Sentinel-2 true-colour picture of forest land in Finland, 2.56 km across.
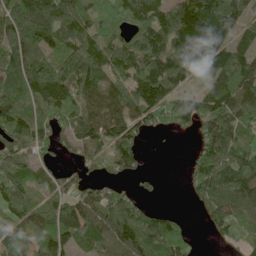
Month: June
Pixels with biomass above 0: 81%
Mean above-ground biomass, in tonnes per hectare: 106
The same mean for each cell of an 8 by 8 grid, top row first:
192 157 126 90 133 139 174 78
142 122 180 137 133 139 181 77
110 217 161 156 112 85 77 156
95 99 99 146 98 118 126 136
107 67 78 121 37 1 128 86
132 58 59 54 30 0 168 193
107 90 130 112 49 8 85 119
67 85 102 115 98 76 12 51
